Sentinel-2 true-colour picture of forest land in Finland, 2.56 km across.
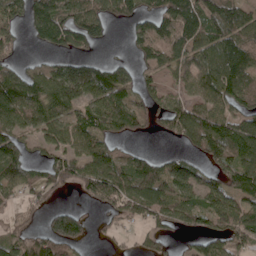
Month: May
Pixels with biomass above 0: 70%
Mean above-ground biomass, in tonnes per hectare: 82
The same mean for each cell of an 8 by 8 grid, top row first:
66 170 113 71 68 136 113 103
46 46 59 7 65 108 99 72
90 107 165 116 51 54 104 65
114 114 76 140 65 100 107 65
85 54 83 66 7 21 115 105
89 85 94 112 147 125 56 107
38 41 29 60 107 97 112 106
52 98 66 15 42 22 73 71
